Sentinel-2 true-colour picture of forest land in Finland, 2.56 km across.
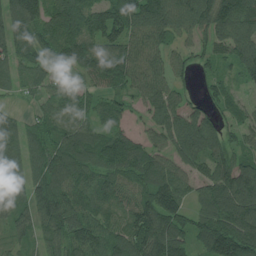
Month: July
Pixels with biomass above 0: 90%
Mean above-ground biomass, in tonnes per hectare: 95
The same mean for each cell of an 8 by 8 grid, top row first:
120 106 125 128 125 120 117 140
112 83 132 96 113 71 62 127
84 65 48 114 99 66 46 44
33 63 77 69 58 99 66 43
109 90 133 101 81 101 125 47
94 125 99 84 91 96 89 125
66 110 95 69 112 112 117 161
48 79 82 81 126 116 116 151
